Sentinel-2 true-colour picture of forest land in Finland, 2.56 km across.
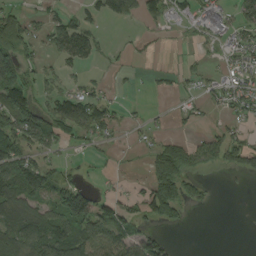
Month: August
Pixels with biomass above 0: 50%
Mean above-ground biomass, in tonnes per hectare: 53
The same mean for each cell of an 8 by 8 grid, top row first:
60 33 29 56 50 44 50 58
105 34 95 12 9 3 12 52
127 30 31 9 6 19 23 47
156 72 98 51 12 17 22 50
110 65 20 18 26 63 60 67
136 87 20 10 25 128 15 29
94 84 174 68 50 74 16 0
95 121 100 111 80 6 0 0
